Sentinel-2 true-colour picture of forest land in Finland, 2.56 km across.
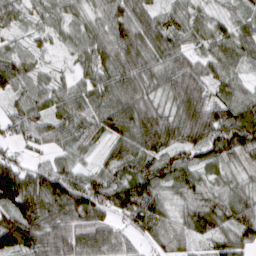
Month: March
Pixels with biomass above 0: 94%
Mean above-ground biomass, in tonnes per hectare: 81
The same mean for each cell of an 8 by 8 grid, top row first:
42 41 42 69 73 52 41 47
36 24 54 99 104 75 51 74
79 42 46 98 101 132 84 45
45 74 84 101 112 92 130 110
46 44 68 61 116 106 122 132
137 112 67 72 109 88 47 44
121 120 141 81 128 46 73 96
154 142 125 86 38 39 56 86
